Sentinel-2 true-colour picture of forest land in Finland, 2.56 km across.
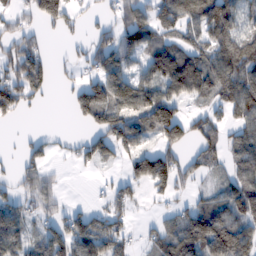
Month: February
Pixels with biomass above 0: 64%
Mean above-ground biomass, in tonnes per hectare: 77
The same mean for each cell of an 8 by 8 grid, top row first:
48 92 38 47 75 110 139 94
73 24 26 109 95 93 96 118
104 60 51 135 98 141 118 127
61 2 68 110 136 92 54 98
10 32 28 93 52 83 55 78
48 52 4 19 128 105 34 87
79 59 28 66 18 42 82 83
90 89 119 97 27 119 138 121
